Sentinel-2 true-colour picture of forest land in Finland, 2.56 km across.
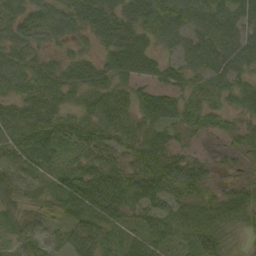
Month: September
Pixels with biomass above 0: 93%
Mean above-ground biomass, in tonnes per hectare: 54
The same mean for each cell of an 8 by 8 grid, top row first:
55 50 54 37 61 91 67 65
50 24 21 57 64 48 60 63
62 61 58 54 54 49 47 52
59 74 46 79 56 61 43 36
65 64 56 59 74 37 13 41
53 37 61 62 76 75 35 18
37 37 81 66 53 56 65 85
43 32 70 57 50 37 90 15
